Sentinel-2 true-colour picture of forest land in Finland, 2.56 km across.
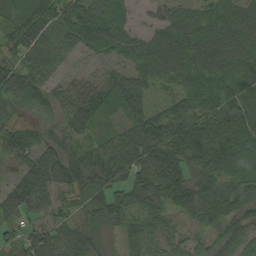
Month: August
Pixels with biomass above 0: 91%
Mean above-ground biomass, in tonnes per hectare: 63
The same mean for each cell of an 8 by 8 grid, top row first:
59 79 79 74 12 56 61 62
72 46 36 59 63 81 84 73
78 43 35 47 63 60 91 83
43 29 89 41 66 69 73 69
73 56 55 70 102 93 99 93
37 90 62 49 77 79 66 77
74 42 35 68 53 63 79 71
47 74 56 21 45 26 35 59
